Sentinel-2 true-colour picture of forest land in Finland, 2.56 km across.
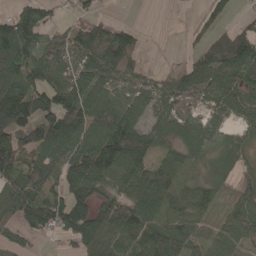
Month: May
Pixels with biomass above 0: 76%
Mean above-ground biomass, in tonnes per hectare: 75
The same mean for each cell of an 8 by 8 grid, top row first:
87 47 26 10 0 0 52 21
135 66 93 126 27 1 86 144
116 94 68 70 43 58 82 86
167 111 122 111 69 48 42 61
130 131 103 128 103 70 48 49
105 118 114 90 88 65 34 34
102 123 107 92 62 57 44 66
38 13 74 60 70 81 46 66
